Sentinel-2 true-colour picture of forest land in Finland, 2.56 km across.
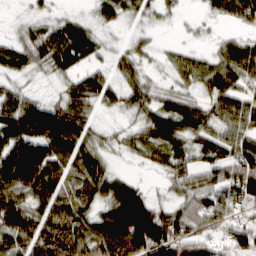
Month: March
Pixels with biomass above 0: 81%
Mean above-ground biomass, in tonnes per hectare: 54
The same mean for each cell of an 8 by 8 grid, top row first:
4 20 20 41 29 12 20 65
48 59 66 17 23 16 12 60
26 14 45 49 39 28 61 52
91 62 62 20 55 73 51 67
79 69 65 22 44 55 70 76
82 62 48 45 8 50 53 91
63 67 61 90 92 48 79 59
67 95 96 108 120 103 49 64
